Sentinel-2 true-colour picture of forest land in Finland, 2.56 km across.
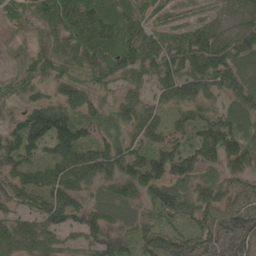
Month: May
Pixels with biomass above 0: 89%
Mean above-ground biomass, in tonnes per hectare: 76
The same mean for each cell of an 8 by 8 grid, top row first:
52 78 97 81 60 34 33 61
17 58 91 97 104 89 123 106
52 54 55 54 48 100 96 89
36 117 61 43 70 47 63 89
92 102 131 62 76 83 122 101
79 79 93 78 117 77 43 58
54 102 80 70 55 95 77 65
80 60 42 73 77 86 79 100
